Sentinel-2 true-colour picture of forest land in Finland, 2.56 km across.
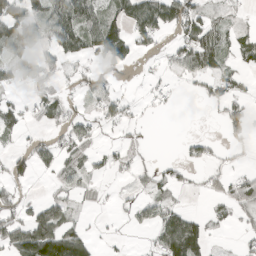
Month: April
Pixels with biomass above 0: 49%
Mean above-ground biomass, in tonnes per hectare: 41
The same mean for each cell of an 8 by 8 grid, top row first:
82 75 90 60 110 99 41 11
78 42 76 113 28 46 103 45
28 27 26 24 8 16 45 19
46 47 19 44 11 4 6 39
13 29 50 14 7 5 30 19
38 15 32 16 21 27 15 28
55 71 19 6 33 39 15 39
93 149 78 9 5 126 40 12
